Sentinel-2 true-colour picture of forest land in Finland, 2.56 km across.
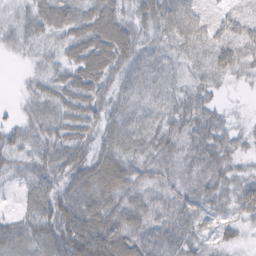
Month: February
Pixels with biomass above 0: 92%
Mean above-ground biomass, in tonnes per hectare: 48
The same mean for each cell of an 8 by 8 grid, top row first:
25 51 50 59 40 101 43 55
19 23 54 79 38 35 51 61
3 34 60 44 49 28 32 15
13 43 59 44 43 48 47 5
39 55 65 54 51 49 69 29
26 59 67 78 55 42 52 27
20 57 83 67 57 56 40 34
61 65 108 96 67 64 30 16
